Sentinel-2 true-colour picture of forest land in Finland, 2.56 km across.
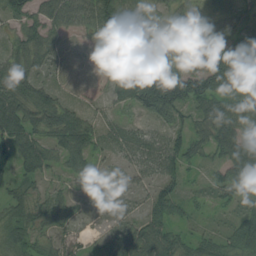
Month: August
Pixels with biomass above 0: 86%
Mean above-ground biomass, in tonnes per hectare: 61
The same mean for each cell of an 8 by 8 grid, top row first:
59 73 72 118 61 46 62 69
52 67 11 115 65 39 94 120
83 30 4 43 131 102 108 61
88 85 43 21 56 76 77 88
89 65 93 43 63 65 77 97
46 36 41 11 35 57 29 102
60 58 23 28 33 48 20 43
73 42 20 45 89 64 47 72
